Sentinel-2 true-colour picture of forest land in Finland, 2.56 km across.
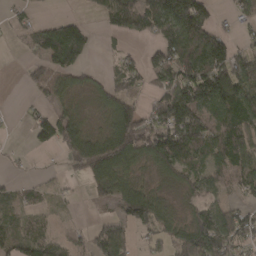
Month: March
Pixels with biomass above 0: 67%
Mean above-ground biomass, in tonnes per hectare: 64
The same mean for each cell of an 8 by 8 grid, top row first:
20 11 15 79 116 161 75 44
8 111 83 9 21 113 136 46
1 54 32 41 42 94 144 111
2 42 29 85 55 149 95 99
3 49 104 133 103 152 101 99
13 7 30 108 24 67 70 76
37 18 4 34 142 21 50 45
63 45 22 113 25 65 103 69
